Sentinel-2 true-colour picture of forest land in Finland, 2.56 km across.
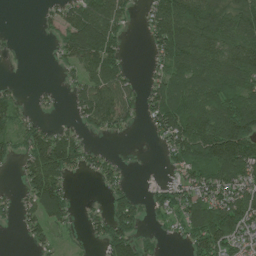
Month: July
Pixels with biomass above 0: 64%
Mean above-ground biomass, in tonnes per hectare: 78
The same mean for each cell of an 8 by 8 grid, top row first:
0 28 112 106 34 154 128 113
9 7 140 98 15 158 146 145
6 1 58 125 28 101 118 125
58 12 64 135 53 131 113 134
48 143 70 7 4 98 151 188
17 143 22 46 2 35 96 121
38 122 14 65 44 85 142 156
3 44 11 97 46 15 146 95
